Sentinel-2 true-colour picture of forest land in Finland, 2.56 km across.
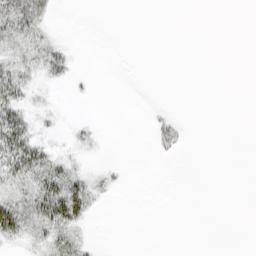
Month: March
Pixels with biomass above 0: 25%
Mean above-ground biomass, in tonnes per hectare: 8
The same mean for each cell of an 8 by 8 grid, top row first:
36 11 0 0 0 0 0 0
24 19 0 0 0 0 0 0
31 9 3 0 0 0 0 0
31 6 0 0 1 2 0 0
49 13 10 0 0 13 0 0
30 38 19 7 0 0 0 0
38 50 40 0 0 0 0 0
18 20 14 0 0 0 0 0
